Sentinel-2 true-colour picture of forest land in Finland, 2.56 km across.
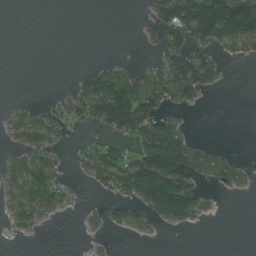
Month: July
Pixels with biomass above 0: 40%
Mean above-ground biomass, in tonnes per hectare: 44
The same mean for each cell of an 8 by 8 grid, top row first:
0 0 0 0 8 115 205 209
0 0 0 0 6 38 62 37
0 0 27 85 46 101 57 0
22 37 47 159 100 26 1 0
22 48 12 46 110 134 17 0
61 82 14 78 173 174 44 35
50 50 9 25 52 127 19 0
5 0 1 4 5 0 0 0
